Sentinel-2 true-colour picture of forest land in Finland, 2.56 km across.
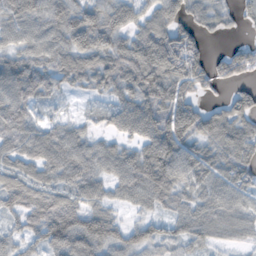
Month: November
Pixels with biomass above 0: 87%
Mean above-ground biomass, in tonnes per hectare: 68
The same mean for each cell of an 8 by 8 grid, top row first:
74 80 87 77 49 67 48 36
60 72 80 81 93 106 34 48
90 61 44 58 101 99 75 55
82 24 14 39 82 95 63 84
67 80 61 39 66 100 65 82
69 56 71 53 100 91 63 70
64 77 76 46 42 59 69 57
51 84 117 87 73 57 47 30
